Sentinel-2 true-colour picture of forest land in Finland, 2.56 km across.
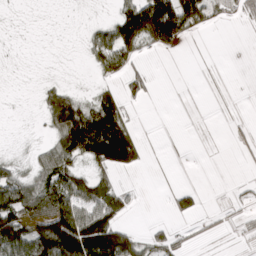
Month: March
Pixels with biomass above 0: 50%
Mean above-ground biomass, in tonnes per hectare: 48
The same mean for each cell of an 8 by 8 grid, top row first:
1 1 2 29 155 153 59 29
2 1 8 106 42 30 2 0
1 10 1 29 40 1 4 0
1 76 107 115 3 1 2 4
3 45 141 209 36 2 2 14
56 104 77 41 4 6 0 2
120 125 98 94 2 35 9 19
136 169 219 168 45 32 10 8
